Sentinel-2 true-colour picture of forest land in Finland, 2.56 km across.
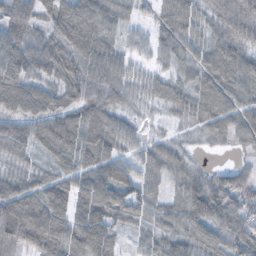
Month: October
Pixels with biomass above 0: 90%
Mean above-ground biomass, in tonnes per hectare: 64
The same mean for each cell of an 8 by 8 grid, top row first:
102 73 87 52 18 92 43 99
100 72 96 51 32 55 61 81
104 53 77 68 39 41 72 82
73 82 75 62 12 35 77 65
79 83 91 62 34 28 19 34
48 45 68 60 39 47 48 55
115 99 72 79 39 42 102 77
78 100 93 51 28 56 58 65
